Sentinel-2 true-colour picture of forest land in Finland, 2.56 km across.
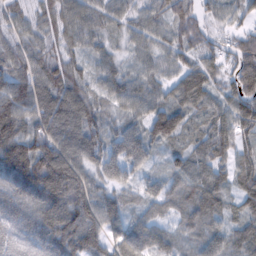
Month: February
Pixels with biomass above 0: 96%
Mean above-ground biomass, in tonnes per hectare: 80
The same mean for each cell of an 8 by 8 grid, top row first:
42 58 69 53 54 85 56 47
65 61 54 44 54 69 50 78
83 86 69 63 59 68 88 127
104 99 96 50 59 91 67 102
132 108 97 75 89 60 95 72
147 155 95 63 40 69 73 83
124 119 109 77 41 58 83 56
101 129 142 76 82 57 76 81
